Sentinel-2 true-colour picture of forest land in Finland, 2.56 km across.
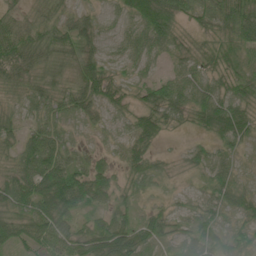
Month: June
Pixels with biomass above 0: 90%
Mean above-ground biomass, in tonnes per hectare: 46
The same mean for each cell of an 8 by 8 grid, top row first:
27 35 36 23 73 52 47 76
63 56 61 26 50 37 28 51
44 38 60 45 26 45 49 48
26 49 52 36 49 44 74 60
38 74 25 21 49 4 29 34
63 98 65 40 49 14 35 19
55 93 51 50 21 20 31 37
45 57 64 104 59 40 41 34
